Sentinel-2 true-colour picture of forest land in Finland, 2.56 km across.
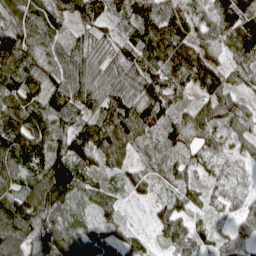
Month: April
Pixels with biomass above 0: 93%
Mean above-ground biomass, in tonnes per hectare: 80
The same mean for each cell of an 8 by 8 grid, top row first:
100 96 80 41 87 89 89 146
115 88 70 57 105 104 83 96
91 75 116 89 111 81 77 44
116 90 78 102 90 55 71 78
136 121 129 103 32 63 54 45
108 156 94 41 44 48 29 35
103 105 34 49 8 67 35 39
121 110 110 61 33 64 48 63
